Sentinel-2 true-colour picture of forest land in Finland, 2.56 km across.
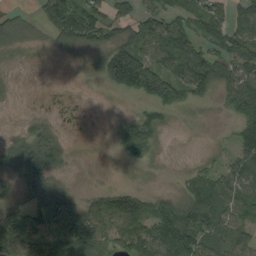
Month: August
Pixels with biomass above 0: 67%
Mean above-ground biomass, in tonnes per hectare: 70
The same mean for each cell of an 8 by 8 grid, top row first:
32 96 160 74 63 76 107 73
20 8 50 101 94 120 67 104
4 0 1 85 158 97 100 143
1 6 1 1 39 28 2 138
64 125 0 20 88 0 4 70
99 100 1 0 2 7 63 98
62 141 88 125 88 73 107 84
126 93 141 87 125 130 98 91
